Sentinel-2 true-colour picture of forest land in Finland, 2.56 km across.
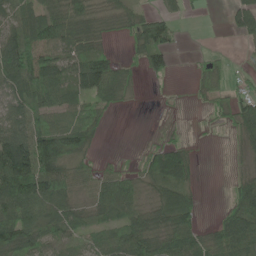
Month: May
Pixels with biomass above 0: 72%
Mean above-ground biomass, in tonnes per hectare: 52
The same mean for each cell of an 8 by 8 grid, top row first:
64 81 71 39 40 30 3 58
102 80 55 17 57 20 5 9
95 94 82 100 15 5 47 15
61 57 46 23 0 5 16 70
110 120 62 0 12 35 3 26
138 109 39 46 43 66 0 27
103 71 44 67 50 83 4 72
95 48 32 48 90 82 57 106
